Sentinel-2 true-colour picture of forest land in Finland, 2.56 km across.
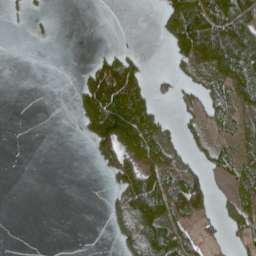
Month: April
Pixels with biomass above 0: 42%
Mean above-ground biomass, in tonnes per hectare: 44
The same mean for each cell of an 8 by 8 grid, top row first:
7 7 0 0 0 107 121 97
0 1 0 15 5 74 139 107
0 0 27 158 72 37 52 89
0 0 59 162 105 21 48 45
0 0 6 115 103 44 44 44
0 0 0 51 95 79 36 50
0 0 0 23 112 94 43 56
0 0 0 11 92 86 30 36
